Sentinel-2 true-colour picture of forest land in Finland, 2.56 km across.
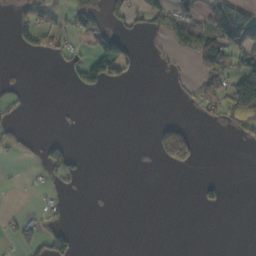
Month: October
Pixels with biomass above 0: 21%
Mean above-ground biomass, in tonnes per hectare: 29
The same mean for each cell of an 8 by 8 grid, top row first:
28 39 55 49 73 65 88 109
22 39 24 77 8 45 131 102
12 0 44 52 2 9 63 115
19 0 2 0 0 0 28 107
35 39 1 0 0 134 0 13
1 33 35 0 0 1 4 0
5 25 0 0 0 0 19 0
33 68 9 0 0 0 0 0
